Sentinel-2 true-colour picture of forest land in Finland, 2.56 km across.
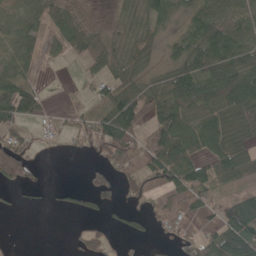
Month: May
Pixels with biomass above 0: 61%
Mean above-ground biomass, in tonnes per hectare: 53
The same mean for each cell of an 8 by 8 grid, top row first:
37 55 26 11 48 43 88 61
54 23 66 34 48 49 125 90
62 2 10 54 46 84 94 123
85 10 25 85 78 108 105 124
70 11 28 85 56 132 97 68
93 5 6 41 65 101 70 63
10 7 25 31 30 22 20 71
3 0 36 31 21 19 40 87
